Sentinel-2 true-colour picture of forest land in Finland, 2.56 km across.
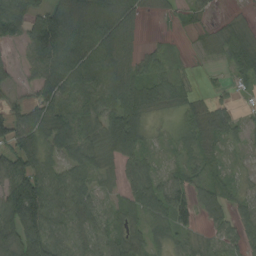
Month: August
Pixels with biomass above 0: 82%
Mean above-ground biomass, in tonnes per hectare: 57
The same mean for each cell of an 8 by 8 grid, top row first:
76 85 83 89 23 16 11 13
19 103 89 87 27 10 23 81
24 72 70 74 56 40 4 37
55 76 57 71 54 30 58 19
79 60 94 89 52 28 42 24
111 71 72 34 72 38 31 13
157 115 96 26 70 88 56 36
93 99 48 62 51 36 29 47
